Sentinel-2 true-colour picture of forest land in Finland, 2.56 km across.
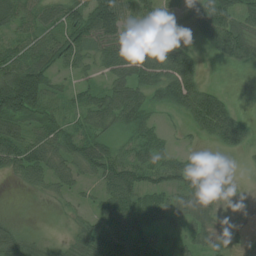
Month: July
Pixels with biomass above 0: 78%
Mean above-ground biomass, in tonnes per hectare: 56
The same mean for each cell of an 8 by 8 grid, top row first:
64 60 81 122 58 31 81 73
44 63 67 74 98 69 37 93
106 65 31 66 96 121 15 0
103 54 48 82 66 50 135 27
72 65 68 41 47 19 23 56
36 51 42 74 52 58 29 9
1 5 23 74 70 46 33 7
52 11 37 83 83 47 46 18
